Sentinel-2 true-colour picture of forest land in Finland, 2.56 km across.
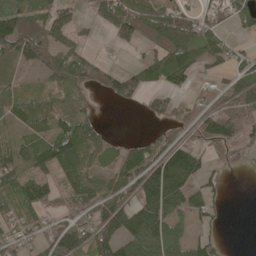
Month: May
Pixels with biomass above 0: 68%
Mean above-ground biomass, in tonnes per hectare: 63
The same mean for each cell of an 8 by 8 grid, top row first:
95 69 24 71 84 70 44 59
84 80 40 6 36 134 60 18
28 37 75 58 56 60 17 73
56 56 43 3 20 44 89 92
53 74 115 30 31 72 71 61
87 64 89 50 105 149 48 10
58 62 68 92 121 71 65 0
61 79 94 104 132 67 46 0
